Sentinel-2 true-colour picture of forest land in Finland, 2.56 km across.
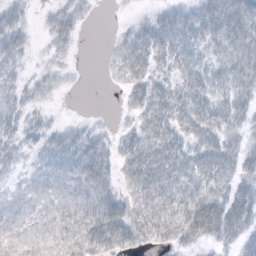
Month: October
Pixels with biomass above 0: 78%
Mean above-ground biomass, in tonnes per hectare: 24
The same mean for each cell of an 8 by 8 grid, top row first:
20 12 14 1 7 21 33 39
21 10 3 10 35 34 25 35
14 12 1 8 32 26 26 28
20 8 1 2 34 40 33 25
18 19 25 17 45 35 31 18
8 17 29 19 52 34 35 29
12 16 23 29 37 35 49 46
26 30 39 43 26 30 25 33
